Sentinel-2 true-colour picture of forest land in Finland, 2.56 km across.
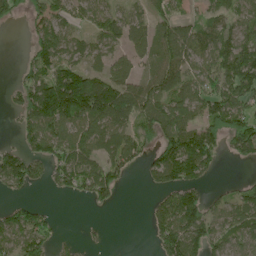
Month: June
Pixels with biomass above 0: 66%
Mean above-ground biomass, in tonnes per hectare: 76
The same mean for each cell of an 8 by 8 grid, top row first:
37 87 43 56 46 57 64 73
0 106 52 65 55 107 89 108
22 119 148 110 47 121 91 129
47 178 174 148 84 96 100 103
34 93 94 81 53 118 123 96
126 55 103 81 30 105 45 8
56 12 1 18 8 118 72 80
105 61 12 2 2 136 108 71
